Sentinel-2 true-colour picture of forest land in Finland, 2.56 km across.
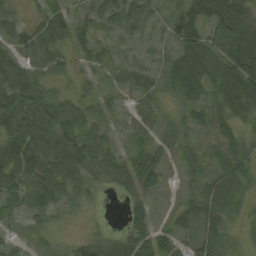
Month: August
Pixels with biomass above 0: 84%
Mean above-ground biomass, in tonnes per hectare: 44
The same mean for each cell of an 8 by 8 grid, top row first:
23 47 27 40 42 49 85 66
39 61 23 17 6 46 81 119
60 35 19 14 24 57 77 119
81 70 53 23 29 20 45 54
66 60 82 27 30 30 25 41
67 62 54 44 56 15 39 47
33 39 24 1 45 23 48 22
17 20 24 35 64 41 47 16
